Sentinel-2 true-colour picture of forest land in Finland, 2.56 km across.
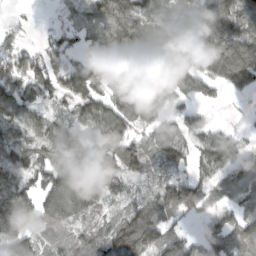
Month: March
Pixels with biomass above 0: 84%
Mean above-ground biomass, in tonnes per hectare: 107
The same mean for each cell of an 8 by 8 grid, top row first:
18 13 105 161 144 140 139 130
85 76 69 158 148 165 176 155
149 116 131 87 116 137 99 140
126 72 88 117 96 58 31 27
123 107 124 110 75 99 99 62
98 119 132 109 85 77 88 115
131 106 107 74 132 117 67 118
142 50 78 148 154 89 112 115
